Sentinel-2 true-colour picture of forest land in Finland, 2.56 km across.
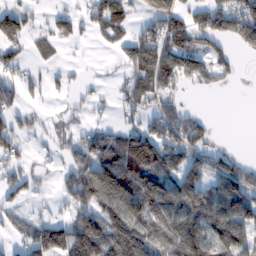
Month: February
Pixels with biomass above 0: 62%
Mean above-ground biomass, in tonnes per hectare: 80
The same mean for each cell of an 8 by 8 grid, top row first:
115 37 56 134 53 102 100 149
73 31 13 40 106 145 70 51
52 28 19 20 100 84 64 12
49 14 24 30 78 82 8 0
48 22 77 114 153 122 61 3
58 23 126 186 128 94 92 118
38 21 87 127 131 111 118 137
43 161 172 132 117 124 111 125
